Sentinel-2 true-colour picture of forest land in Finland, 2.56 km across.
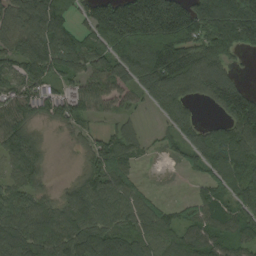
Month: August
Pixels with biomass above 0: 83%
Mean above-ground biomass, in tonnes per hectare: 111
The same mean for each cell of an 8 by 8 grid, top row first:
132 173 69 209 261 236 200 272
104 165 135 150 192 178 136 132
98 94 75 99 133 133 161 52
112 65 80 47 24 96 19 218
112 24 29 96 36 55 129 177
69 32 52 117 11 4 73 155
105 71 126 102 94 39 94 109
135 147 169 124 108 81 98 86
